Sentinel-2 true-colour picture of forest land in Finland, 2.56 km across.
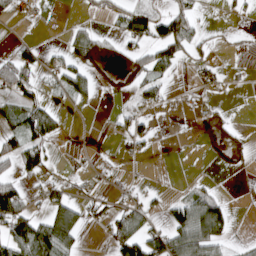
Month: April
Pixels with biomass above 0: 37%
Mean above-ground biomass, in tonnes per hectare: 36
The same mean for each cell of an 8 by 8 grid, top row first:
16 4 6 35 79 85 4 11
23 13 57 12 48 89 16 9
77 19 58 16 55 12 22 6
49 64 3 11 22 4 14 0
55 56 3 13 24 1 15 18
43 27 24 10 5 1 6 6
87 61 46 30 42 50 119 1
111 112 34 61 94 97 109 5
